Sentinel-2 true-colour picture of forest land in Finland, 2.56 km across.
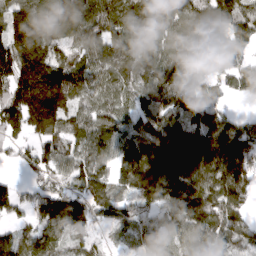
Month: April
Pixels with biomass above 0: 90%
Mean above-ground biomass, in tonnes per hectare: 134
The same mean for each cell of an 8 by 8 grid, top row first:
159 146 169 137 138 138 216 144
204 146 114 155 110 157 158 106
222 272 136 125 122 166 80 108
202 226 94 110 97 142 84 29
75 111 100 111 144 154 149 157
30 87 139 104 203 133 132 175
105 153 167 139 90 158 203 149
107 132 66 34 93 103 137 124
